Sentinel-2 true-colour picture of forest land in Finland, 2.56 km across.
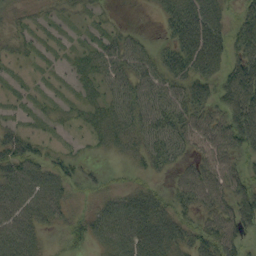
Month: September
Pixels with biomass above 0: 75%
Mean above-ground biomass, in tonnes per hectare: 32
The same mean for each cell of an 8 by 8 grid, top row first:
11 12 14 6 1 42 42 31
16 8 14 32 20 35 50 37
8 7 23 32 37 32 35 65
11 12 20 36 41 42 38 65
46 14 7 25 35 35 41 46
53 43 21 10 18 20 46 36
53 44 16 45 58 34 35 52
58 12 26 53 68 47 45 34
